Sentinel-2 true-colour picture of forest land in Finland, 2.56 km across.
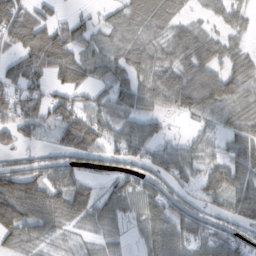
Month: February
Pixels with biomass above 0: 79%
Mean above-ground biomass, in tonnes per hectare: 61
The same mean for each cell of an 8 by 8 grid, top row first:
105 44 23 30 68 44 27 32
73 135 58 40 54 68 65 28
61 51 74 60 54 72 72 56
90 74 73 68 56 38 60 53
46 30 121 54 77 36 43 61
93 58 56 50 58 65 60 71
110 78 85 60 61 81 39 70
58 38 21 35 42 85 68 65
